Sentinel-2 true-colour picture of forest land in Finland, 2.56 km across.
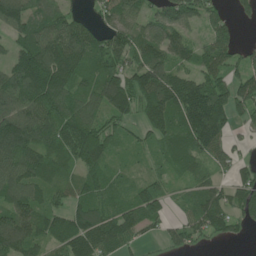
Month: June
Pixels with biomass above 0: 83%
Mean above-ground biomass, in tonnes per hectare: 94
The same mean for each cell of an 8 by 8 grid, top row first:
113 69 41 95 76 129 74 36
67 159 146 117 109 94 88 45
127 213 103 131 142 113 98 103
118 124 95 94 106 122 199 76
153 104 165 72 40 86 121 27
123 96 81 57 43 43 54 47
109 81 90 78 133 26 118 87
125 81 144 105 33 44 44 13
